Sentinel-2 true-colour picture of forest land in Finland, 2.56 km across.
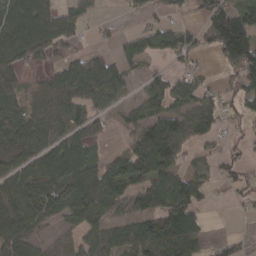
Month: March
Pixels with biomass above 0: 67%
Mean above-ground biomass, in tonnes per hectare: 69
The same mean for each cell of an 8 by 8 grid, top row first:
108 101 52 5 28 26 78 79
131 109 24 26 59 66 49 179
45 54 140 120 34 47 24 78
68 80 55 43 59 69 59 38
73 76 95 10 109 87 34 16
83 90 98 91 107 74 26 40
97 76 101 75 96 119 18 10
103 29 69 68 108 132 28 40
